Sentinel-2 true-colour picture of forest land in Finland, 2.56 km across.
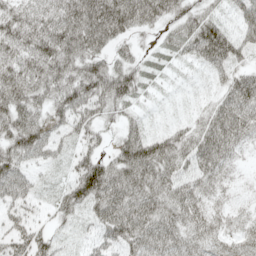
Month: May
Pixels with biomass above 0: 89%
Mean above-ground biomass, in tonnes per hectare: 59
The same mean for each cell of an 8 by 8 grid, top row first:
65 75 108 110 83 53 45 47
80 89 87 47 18 41 109 48
95 77 88 91 34 10 20 60
96 63 62 40 16 6 51 83
83 57 34 30 83 63 88 50
77 14 78 90 82 60 53 14
40 21 50 98 86 76 48 22
46 38 14 50 76 65 55 49
